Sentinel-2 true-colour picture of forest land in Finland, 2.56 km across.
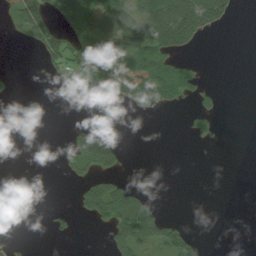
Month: August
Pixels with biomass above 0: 29%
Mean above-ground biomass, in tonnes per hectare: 26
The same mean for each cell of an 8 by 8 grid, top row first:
30 59 72 101 82 137 102 5
3 54 39 58 61 64 0 0
4 4 46 69 64 61 3 0
0 0 0 0 27 6 17 0
0 0 56 44 0 0 3 0
0 0 22 36 0 0 0 0
1 2 24 88 71 0 0 0
2 2 1 43 67 59 5 0
